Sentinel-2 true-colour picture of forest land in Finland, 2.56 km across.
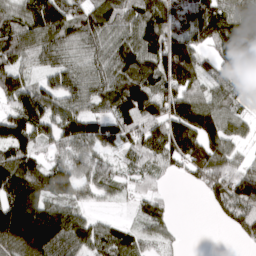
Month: March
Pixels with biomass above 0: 85%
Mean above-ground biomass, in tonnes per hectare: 108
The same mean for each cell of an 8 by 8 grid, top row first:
93 173 111 104 123 147 158 109
117 121 81 95 135 142 83 177
97 59 95 113 144 111 86 126
127 143 118 89 134 158 139 50
160 89 156 107 92 145 153 51
176 136 106 73 51 27 135 122
179 136 72 16 44 11 29 146
151 202 140 134 62 22 0 37
